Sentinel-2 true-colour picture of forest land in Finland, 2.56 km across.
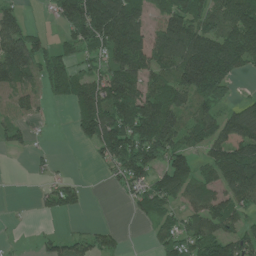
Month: June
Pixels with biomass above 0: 67%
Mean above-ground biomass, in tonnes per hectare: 96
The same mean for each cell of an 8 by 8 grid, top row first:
51 20 181 177 83 147 101 147
124 58 103 134 116 141 203 168
99 102 113 136 104 132 252 38
53 13 129 157 152 128 95 112
36 7 38 185 174 116 107 154
0 27 9 37 107 143 65 199
2 44 37 0 79 63 128 92
3 43 50 41 6 105 144 109
